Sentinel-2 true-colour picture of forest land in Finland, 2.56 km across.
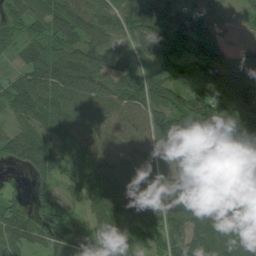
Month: July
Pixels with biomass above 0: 91%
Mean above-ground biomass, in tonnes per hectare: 107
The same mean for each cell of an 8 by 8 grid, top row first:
86 108 119 95 130 135 106 18
57 96 123 88 102 116 93 30
62 136 144 105 104 99 114 111
75 138 105 95 110 134 144 119
107 105 129 83 95 119 147 134
7 77 142 148 156 121 106 54
67 72 56 177 171 135 162 116
96 97 72 160 67 109 142 142
